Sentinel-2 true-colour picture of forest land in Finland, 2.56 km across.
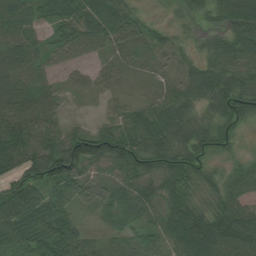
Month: August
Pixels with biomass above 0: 92%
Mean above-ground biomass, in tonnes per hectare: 60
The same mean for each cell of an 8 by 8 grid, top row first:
60 46 68 77 29 26 51 97
61 41 59 48 46 31 52 77
58 32 16 29 14 35 88 75
65 55 4 22 49 82 47 81
137 84 97 85 80 78 67 21
65 96 73 53 72 81 43 50
87 76 28 52 51 72 52 68
69 101 62 30 43 65 115 92
